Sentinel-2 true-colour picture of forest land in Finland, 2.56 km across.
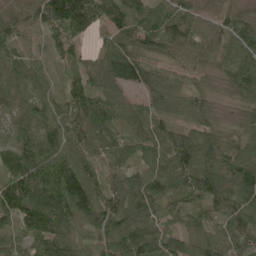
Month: June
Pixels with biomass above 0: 96%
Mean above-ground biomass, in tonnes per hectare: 73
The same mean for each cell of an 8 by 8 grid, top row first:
84 100 126 103 92 85 39 60
58 42 35 68 56 58 66 88
74 50 62 100 92 56 27 88
53 62 98 61 61 52 61 27
74 76 62 51 64 98 77 53
93 87 107 55 78 86 94 104
101 113 103 87 91 52 67 89
38 92 60 65 94 75 55 74
